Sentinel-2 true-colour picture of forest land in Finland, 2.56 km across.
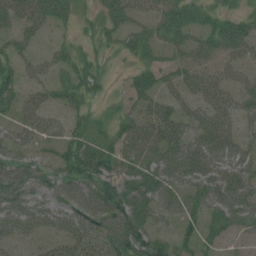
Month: July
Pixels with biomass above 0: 73%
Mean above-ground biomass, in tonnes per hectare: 44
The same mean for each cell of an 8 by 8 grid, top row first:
47 45 18 32 31 58 28 29
34 18 19 21 38 34 37 44
43 31 37 14 40 35 47 31
33 41 36 14 41 47 48 47
49 31 54 39 53 67 66 44
66 42 71 55 66 62 65 61
62 47 60 78 59 52 45 62
33 18 46 64 64 47 30 19
